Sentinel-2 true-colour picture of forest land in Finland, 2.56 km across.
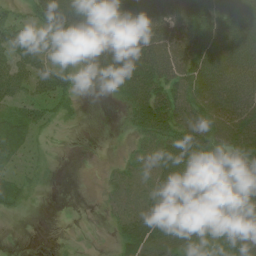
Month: July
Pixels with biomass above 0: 76%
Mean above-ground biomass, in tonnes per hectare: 49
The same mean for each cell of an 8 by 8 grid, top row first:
42 66 76 69 76 75 71 84
102 62 63 75 75 76 90 76
67 67 24 55 75 72 79 68
24 32 9 3 78 71 72 72
28 8 2 2 34 62 62 75
19 10 0 20 53 62 77 63
20 0 0 32 66 63 64 67
1 0 2 12 70 54 28 54
